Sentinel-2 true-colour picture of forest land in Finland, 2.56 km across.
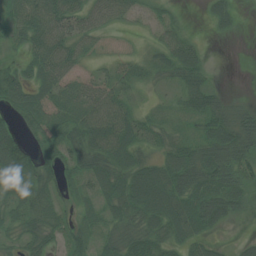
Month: July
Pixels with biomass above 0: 80%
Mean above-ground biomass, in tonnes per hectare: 36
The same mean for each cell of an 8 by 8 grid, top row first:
45 64 41 40 20 16 17 11
18 69 38 10 12 47 7 0
51 45 28 31 24 28 22 0
44 45 45 52 18 17 52 23
54 37 53 70 36 29 43 46
45 27 37 56 67 55 51 42
31 35 20 34 72 60 57 29
19 31 34 26 48 34 26 8
